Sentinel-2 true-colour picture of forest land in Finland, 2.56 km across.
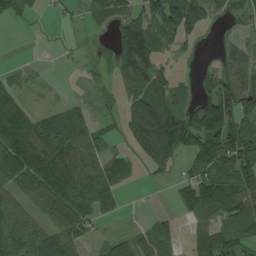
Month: August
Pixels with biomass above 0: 68%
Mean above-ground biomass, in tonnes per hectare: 63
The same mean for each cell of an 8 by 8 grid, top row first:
44 10 20 73 88 129 70 46
0 3 13 34 97 37 5 62
30 10 7 19 75 37 53 88
90 37 26 13 99 67 184 115
120 98 77 24 69 88 126 155
84 119 100 71 9 24 102 109
48 58 93 34 4 26 76 112
80 98 54 56 52 31 91 70
